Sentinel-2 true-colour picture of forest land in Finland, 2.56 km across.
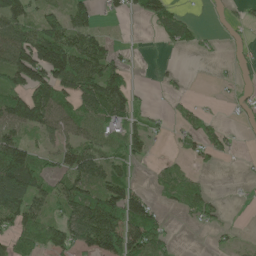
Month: May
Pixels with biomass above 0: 55%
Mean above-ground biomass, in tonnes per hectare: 57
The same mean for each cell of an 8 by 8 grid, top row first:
86 50 57 22 53 61 6 15
120 155 103 35 2 35 10 19
93 129 117 114 1 15 1 15
109 123 71 88 27 18 14 17
82 26 64 43 43 11 51 12
171 55 96 74 3 42 9 3
112 55 114 125 92 24 45 2
58 64 90 148 124 11 5 10
